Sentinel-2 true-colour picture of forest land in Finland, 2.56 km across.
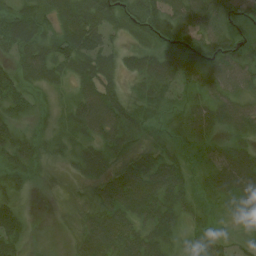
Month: July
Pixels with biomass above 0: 87%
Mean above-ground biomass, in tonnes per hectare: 46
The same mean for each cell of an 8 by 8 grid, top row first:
58 43 62 56 72 60 63 56
55 52 66 28 36 49 57 58
46 53 44 32 46 62 40 52
35 20 49 64 39 33 46 48
59 30 31 51 34 35 35 31
36 14 25 52 76 57 41 80
30 1 26 79 71 63 28 30
46 2 45 86 70 31 36 12
